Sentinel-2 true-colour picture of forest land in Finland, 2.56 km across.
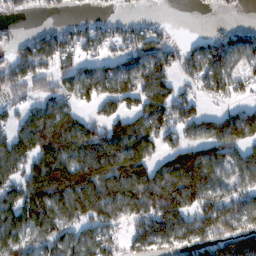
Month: February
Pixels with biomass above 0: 75%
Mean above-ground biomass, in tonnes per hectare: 99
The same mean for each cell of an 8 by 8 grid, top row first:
21 20 20 28 27 1 5 7
65 109 76 59 112 56 100 94
94 80 101 116 134 72 107 91
60 118 62 72 124 103 47 79
119 145 117 138 125 77 110 109
95 200 158 163 137 159 129 107
139 149 136 115 141 155 139 116
116 97 94 72 109 105 128 170
